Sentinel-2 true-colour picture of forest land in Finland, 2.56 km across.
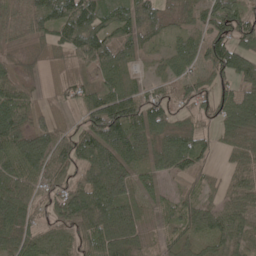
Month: May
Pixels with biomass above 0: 91%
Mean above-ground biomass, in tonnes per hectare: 73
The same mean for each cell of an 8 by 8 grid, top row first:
48 100 145 82 98 40 68 70
39 51 114 97 58 48 78 68
60 19 45 61 35 54 61 76
95 39 61 124 99 46 51 105
101 94 109 119 68 76 37 69
89 88 72 109 58 55 33 68
95 62 138 110 57 54 58 80
68 68 84 94 55 53 66 80
